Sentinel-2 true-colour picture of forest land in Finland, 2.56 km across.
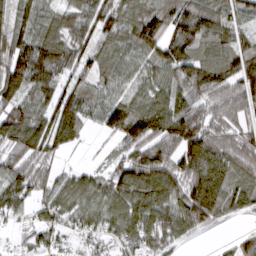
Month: March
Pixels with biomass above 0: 89%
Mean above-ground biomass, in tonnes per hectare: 86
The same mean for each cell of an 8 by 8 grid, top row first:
67 58 76 94 108 103 104 73
107 113 74 73 102 106 87 86
109 95 64 63 63 84 114 114
91 77 100 101 101 108 73 73
99 100 32 24 110 122 124 82
87 55 62 71 138 120 142 63
74 81 77 95 117 106 144 58
28 58 46 64 102 72 10 51
